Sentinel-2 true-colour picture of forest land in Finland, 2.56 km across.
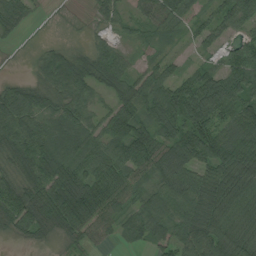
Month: August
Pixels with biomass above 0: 88%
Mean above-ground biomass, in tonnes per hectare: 69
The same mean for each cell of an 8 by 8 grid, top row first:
45 4 5 38 49 60 43 99
5 23 22 39 19 16 39 49
20 52 80 76 65 67 79 83
101 64 61 73 70 99 110 82
88 107 95 74 123 106 106 115
50 104 96 109 58 79 85 103
93 104 159 90 64 77 83 79
18 24 43 25 42 75 99 79
